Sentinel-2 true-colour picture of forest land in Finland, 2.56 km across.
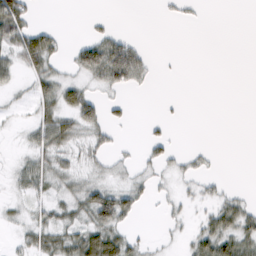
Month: February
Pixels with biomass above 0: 43%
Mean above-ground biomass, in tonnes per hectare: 18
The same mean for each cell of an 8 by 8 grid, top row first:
62 0 1 4 0 6 1 0
43 50 32 65 15 0 0 0
17 35 20 48 20 1 0 0
4 32 56 14 0 2 0 0
3 40 15 15 18 6 2 0
17 27 14 11 13 11 12 0
9 24 28 76 9 11 16 28
10 34 50 51 8 4 41 43
